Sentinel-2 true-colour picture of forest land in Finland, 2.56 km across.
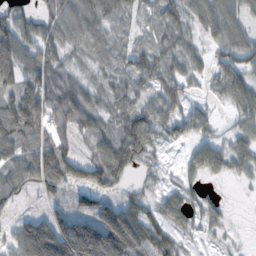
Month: November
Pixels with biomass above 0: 76%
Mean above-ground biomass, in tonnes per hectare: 66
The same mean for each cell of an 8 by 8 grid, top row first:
74 63 94 56 32 61 76 56
122 72 47 37 43 54 36 83
106 86 42 43 60 54 31 75
161 109 85 52 67 58 33 53
85 92 34 75 69 27 59 44
68 108 57 77 17 27 35 23
24 13 57 82 60 70 40 1
106 190 199 164 105 55 17 6
